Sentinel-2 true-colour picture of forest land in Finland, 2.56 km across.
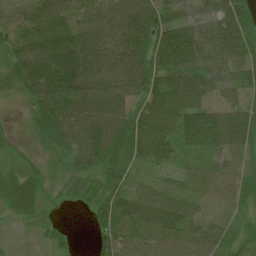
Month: July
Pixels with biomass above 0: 90%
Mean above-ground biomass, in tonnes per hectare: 59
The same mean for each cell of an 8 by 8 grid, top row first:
37 79 51 63 74 62 58 64
73 96 90 74 77 112 66 64
55 108 99 90 79 78 70 53
6 93 84 80 54 76 75 63
13 37 85 74 76 60 77 64
36 21 42 52 51 39 44 36
40 15 11 70 80 68 43 25
3 15 3 65 58 61 54 28
